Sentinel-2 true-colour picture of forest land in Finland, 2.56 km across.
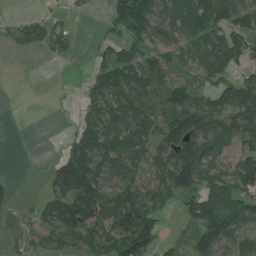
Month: July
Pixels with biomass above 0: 65%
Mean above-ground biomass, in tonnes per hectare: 69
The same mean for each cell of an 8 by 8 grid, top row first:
8 19 7 83 176 78 138 83
17 35 10 52 67 60 70 95
0 1 14 110 85 60 56 73
0 1 25 80 74 112 111 82
0 1 87 86 83 146 85 52
6 25 131 79 68 142 75 95
15 76 138 99 139 27 187 108
11 45 73 79 136 19 133 65
